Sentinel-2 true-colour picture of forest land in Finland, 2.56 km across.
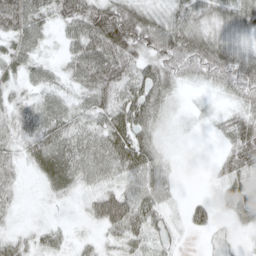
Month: May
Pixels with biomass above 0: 82%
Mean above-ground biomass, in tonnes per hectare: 40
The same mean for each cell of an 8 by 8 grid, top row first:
92 42 86 99 46 36 37 42
43 13 54 89 52 63 63 32
30 32 48 79 59 35 33 58
50 57 37 61 61 10 10 38
36 70 51 59 47 4 1 64
27 44 43 32 46 11 6 42
19 6 11 79 53 12 29 56
25 24 12 24 38 17 8 8
